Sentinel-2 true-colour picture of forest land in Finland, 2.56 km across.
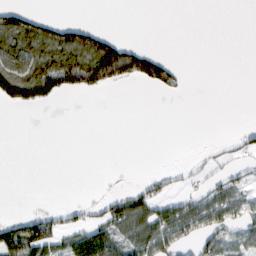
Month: February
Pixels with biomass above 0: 30%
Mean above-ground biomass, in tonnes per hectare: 26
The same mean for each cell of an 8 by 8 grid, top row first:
52 15 0 0 0 0 0 0
72 72 107 86 29 0 0 0
106 103 85 65 54 28 0 0
7 2 0 0 0 0 0 0
0 0 0 0 0 0 3 22
0 0 0 1 12 10 26 18
0 14 20 46 58 40 47 36
75 83 69 64 61 46 31 26
